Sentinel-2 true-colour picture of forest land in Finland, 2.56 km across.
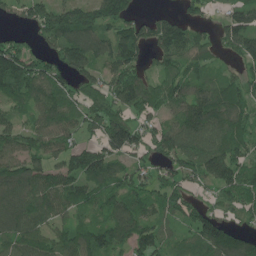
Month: June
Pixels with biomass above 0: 84%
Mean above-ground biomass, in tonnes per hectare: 108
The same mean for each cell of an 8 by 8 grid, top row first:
64 162 159 158 52 46 44 147
104 86 157 116 94 135 92 136
182 129 97 99 92 98 84 86
69 108 86 125 87 83 139 103
105 121 76 138 94 136 123 116
138 109 130 118 81 101 150 119
124 106 90 109 96 89 71 99
109 98 116 118 127 52 129 78
